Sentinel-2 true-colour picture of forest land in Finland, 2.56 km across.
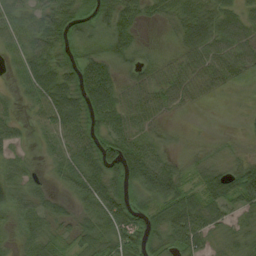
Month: August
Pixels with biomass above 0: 83%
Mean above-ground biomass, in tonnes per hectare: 41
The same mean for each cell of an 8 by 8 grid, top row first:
44 48 59 56 23 30 44 37
39 51 46 54 22 21 52 44
23 65 75 48 39 38 30 21
17 55 65 63 48 19 2 4
25 24 66 72 43 8 13 7
23 15 67 59 81 49 43 54
33 32 26 65 40 65 51 32
25 40 39 45 49 53 39 29
